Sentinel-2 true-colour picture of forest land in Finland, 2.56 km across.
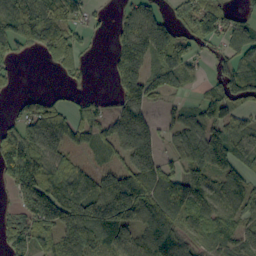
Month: September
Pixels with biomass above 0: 72%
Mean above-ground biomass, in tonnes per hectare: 88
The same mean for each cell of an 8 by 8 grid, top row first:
98 95 51 24 132 54 115 38
55 90 53 63 193 147 33 83
14 1 23 57 130 38 31 129
21 104 68 64 87 35 81 56
134 115 82 113 63 72 152 101
139 124 74 73 127 86 109 79
46 177 172 206 112 113 86 77
76 89 178 122 85 104 52 60
